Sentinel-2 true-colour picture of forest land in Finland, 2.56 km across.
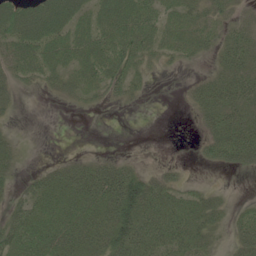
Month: June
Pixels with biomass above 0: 65%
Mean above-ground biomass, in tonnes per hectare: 33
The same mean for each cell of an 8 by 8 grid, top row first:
52 63 39 58 51 34 30 15
47 49 49 54 45 36 24 44
30 24 31 48 16 1 25 43
10 0 6 2 1 0 35 40
17 0 0 0 0 0 26 63
19 34 44 55 37 14 1 4
33 47 50 59 75 50 41 15
60 57 53 54 59 52 30 32
